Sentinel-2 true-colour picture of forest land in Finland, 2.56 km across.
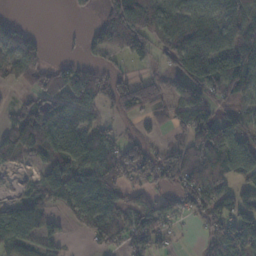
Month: November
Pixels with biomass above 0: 67%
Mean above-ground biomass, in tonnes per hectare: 73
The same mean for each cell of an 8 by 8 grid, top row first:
13 0 12 78 100 71 81 110
83 20 23 70 66 111 121 137
52 78 94 65 50 43 130 112
40 116 67 42 60 61 63 56
88 124 111 74 63 36 143 80
15 120 96 127 77 87 95 70
74 58 86 102 71 45 83 83
95 66 4 55 71 13 47 104
